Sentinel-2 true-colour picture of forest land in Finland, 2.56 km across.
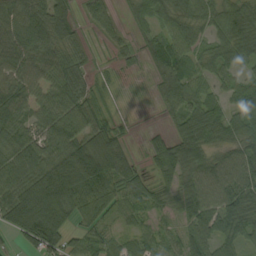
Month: September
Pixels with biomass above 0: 84%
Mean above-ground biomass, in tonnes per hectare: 61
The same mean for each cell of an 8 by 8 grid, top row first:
86 74 19 34 40 63 54 68
87 67 38 19 32 83 40 66
73 81 72 10 4 67 52 45
69 79 83 11 1 41 70 74
77 77 101 69 10 51 58 51
79 139 161 99 25 48 73 73
99 137 66 45 40 43 76 75
30 122 39 30 35 36 61 50
